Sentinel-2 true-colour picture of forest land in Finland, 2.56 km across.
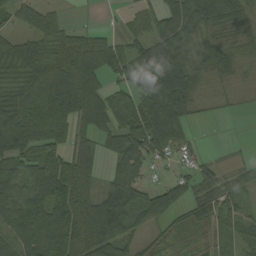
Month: August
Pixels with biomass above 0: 81%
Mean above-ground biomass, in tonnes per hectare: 67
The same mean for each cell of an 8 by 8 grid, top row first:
43 45 3 3 39 87 67 59
62 59 98 75 61 84 77 59
61 134 165 47 107 136 52 30
98 122 112 107 98 100 11 7
79 75 46 52 102 57 3 4
71 125 95 39 34 32 50 31
87 115 102 98 72 50 57 36
81 106 106 80 24 21 30 46
